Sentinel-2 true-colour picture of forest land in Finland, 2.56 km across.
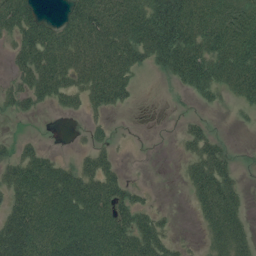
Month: July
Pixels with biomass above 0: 63%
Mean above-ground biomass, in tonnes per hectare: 50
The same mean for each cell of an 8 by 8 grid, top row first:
85 17 78 84 85 115 72 69
39 76 76 79 77 113 74 82
29 69 51 81 6 35 68 70
24 9 20 23 1 3 8 10
22 5 5 18 0 6 47 2
60 86 64 44 1 3 72 18
54 90 110 71 30 3 53 37
106 79 114 85 68 16 26 48
